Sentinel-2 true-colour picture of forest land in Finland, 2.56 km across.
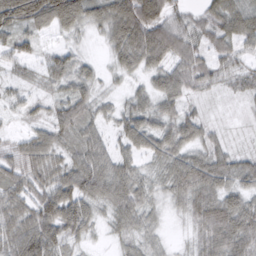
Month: March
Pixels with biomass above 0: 93%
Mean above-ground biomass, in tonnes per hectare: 55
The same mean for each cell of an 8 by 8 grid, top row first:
108 105 84 87 107 45 51 74
54 24 25 49 101 76 50 49
28 43 53 20 34 61 38 32
24 39 65 31 57 53 18 11
31 61 59 40 59 60 45 13
55 61 88 79 38 64 80 58
59 87 82 52 47 26 84 70
78 86 39 19 39 13 62 78
